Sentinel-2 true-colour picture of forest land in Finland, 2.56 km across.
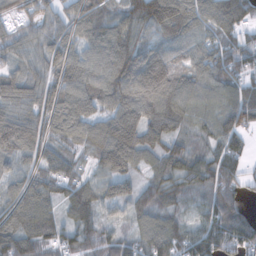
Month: November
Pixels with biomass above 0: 91%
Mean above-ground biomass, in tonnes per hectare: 87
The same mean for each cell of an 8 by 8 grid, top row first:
60 65 94 68 124 158 98 107
57 78 67 104 76 78 92 103
89 76 87 116 99 100 105 86
87 110 93 95 72 97 59 101
129 77 64 153 97 64 52 64
72 80 53 61 50 78 86 71
111 81 95 35 88 49 67 75
142 90 86 74 102 97 119 120
